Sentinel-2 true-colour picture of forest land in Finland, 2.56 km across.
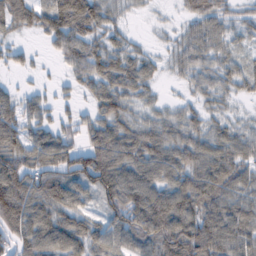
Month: February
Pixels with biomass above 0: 85%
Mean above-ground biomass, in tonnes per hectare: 55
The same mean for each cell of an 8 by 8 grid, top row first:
69 63 105 32 5 12 61 28
22 21 70 54 18 31 54 21
9 6 41 71 50 15 37 47
59 27 18 72 31 29 29 12
58 71 43 89 77 62 60 51
94 75 77 95 74 63 77 54
110 72 46 68 102 90 71 57
60 73 63 46 74 96 86 64
